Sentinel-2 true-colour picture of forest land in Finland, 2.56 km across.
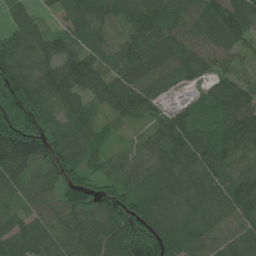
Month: July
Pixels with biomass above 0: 93%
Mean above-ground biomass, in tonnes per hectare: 88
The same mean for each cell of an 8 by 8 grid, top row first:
42 18 76 62 109 101 97 99
92 74 72 45 97 111 95 61
121 113 106 91 106 65 49 69
72 75 87 58 71 73 71 133
152 107 108 46 64 135 102 96
99 82 64 60 76 111 88 84
37 76 92 82 101 102 94 96
102 82 108 137 162 110 79 97
